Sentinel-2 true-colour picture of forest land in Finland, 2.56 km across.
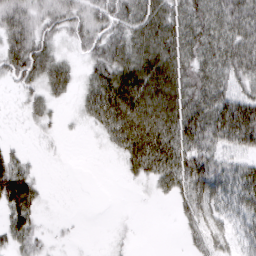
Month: March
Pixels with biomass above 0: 70%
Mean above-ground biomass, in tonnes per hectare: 37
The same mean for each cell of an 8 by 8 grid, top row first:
50 38 40 46 51 46 52 54
56 36 20 44 54 53 51 55
35 41 18 62 70 59 48 38
3 20 15 71 69 64 65 94
6 4 0 24 66 65 54 61
55 1 0 0 30 60 71 44
57 5 0 0 0 16 58 36
33 10 2 4 0 1 47 25
